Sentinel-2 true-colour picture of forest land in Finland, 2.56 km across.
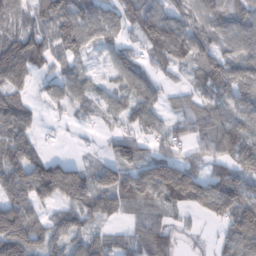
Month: February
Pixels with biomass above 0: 79%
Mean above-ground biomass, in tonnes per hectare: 72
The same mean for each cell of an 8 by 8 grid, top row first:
62 81 85 47 93 59 69 65
125 79 66 54 48 84 63 67
87 38 62 36 58 23 86 80
110 16 34 47 69 40 59 56
100 14 6 42 48 57 64 82
110 166 99 78 98 179 71 91
123 58 100 55 39 53 82 122
153 77 77 59 91 35 9 108
